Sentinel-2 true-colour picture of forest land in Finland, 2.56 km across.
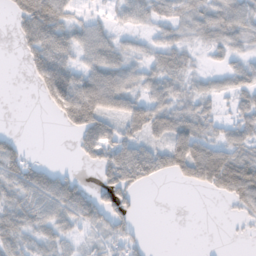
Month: November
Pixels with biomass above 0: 65%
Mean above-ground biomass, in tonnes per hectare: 40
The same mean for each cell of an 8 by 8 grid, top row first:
35 101 24 24 40 48 54 60
11 83 51 46 20 39 23 29
0 84 62 71 40 47 19 39
0 15 93 60 65 60 28 36
24 0 33 63 46 72 52 46
57 45 16 53 58 33 72 94
47 55 62 57 4 0 0 23
47 31 18 36 14 0 0 2
